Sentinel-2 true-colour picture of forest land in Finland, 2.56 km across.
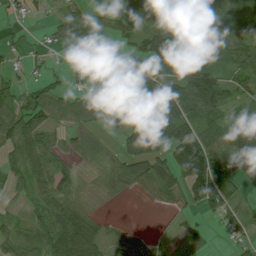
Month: July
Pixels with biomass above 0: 72%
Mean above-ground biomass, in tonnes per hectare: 50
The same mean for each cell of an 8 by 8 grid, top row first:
12 15 46 43 37 25 44 31
12 19 54 22 76 121 64 57
14 22 12 101 75 97 107 45
47 49 50 66 127 117 75 38
48 39 32 14 115 108 78 106
19 68 21 34 52 71 128 73
5 57 39 2 3 13 55 36
30 50 84 37 30 5 15 21
